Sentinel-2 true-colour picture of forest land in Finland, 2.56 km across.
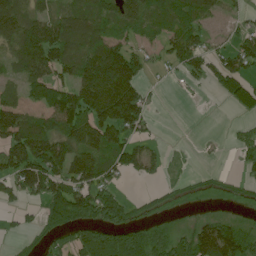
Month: June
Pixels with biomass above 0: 64%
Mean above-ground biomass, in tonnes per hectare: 85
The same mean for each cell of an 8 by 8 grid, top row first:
137 94 101 101 105 117 57 24
115 172 112 130 53 92 55 66
55 122 131 225 69 17 55 101
109 106 157 194 93 0 1 41
136 153 135 114 56 2 3 36
127 166 122 62 50 11 16 23
27 86 130 116 28 15 5 12
16 40 103 143 96 73 170 152
